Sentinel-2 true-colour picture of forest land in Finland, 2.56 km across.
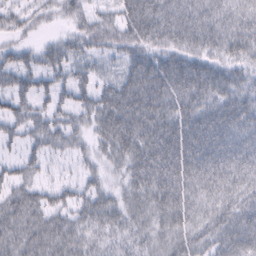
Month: February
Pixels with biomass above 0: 87%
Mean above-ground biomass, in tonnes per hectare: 51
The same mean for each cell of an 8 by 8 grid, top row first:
30 22 35 34 91 64 59 48
29 29 39 41 65 55 53 51
50 37 38 34 94 85 79 46
43 37 39 76 78 69 66 68
22 44 23 59 77 80 76 61
36 18 23 22 63 76 65 57
64 54 46 51 47 62 40 52
54 57 45 36 35 44 43 58
